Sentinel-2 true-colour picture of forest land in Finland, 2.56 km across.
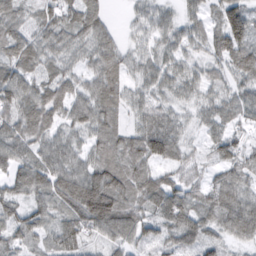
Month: February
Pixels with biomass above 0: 93%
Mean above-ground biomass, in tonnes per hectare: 66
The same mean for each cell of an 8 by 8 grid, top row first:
64 59 75 16 41 34 41 95
83 65 51 61 38 48 53 97
87 67 52 73 48 61 51 62
90 100 74 63 62 43 49 55
85 71 49 71 107 74 32 33
68 86 88 97 85 53 31 64
65 67 128 123 65 101 75 107
55 47 69 57 53 68 59 59
